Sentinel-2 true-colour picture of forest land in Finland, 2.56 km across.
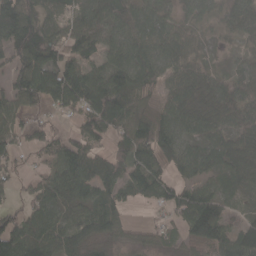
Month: April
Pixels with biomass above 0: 84%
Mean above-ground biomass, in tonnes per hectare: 67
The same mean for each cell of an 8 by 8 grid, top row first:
113 74 50 92 74 42 51 55
92 99 71 55 75 69 14 26
63 108 114 88 73 66 53 60
52 31 78 134 48 79 78 83
36 55 80 52 80 74 67 74
24 54 104 78 84 44 52 67
35 81 65 73 16 58 101 11
110 87 78 48 25 31 92 89
